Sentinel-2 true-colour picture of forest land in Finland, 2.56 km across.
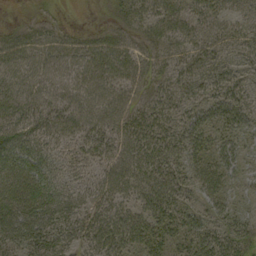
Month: September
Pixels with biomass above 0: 88%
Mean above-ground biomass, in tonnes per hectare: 32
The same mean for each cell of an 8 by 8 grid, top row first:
2 9 0 9 33 34 31 25
35 27 27 40 24 26 35 27
32 27 31 40 33 32 34 31
37 34 33 38 33 30 32 44
42 28 30 35 43 37 31 30
46 37 22 37 40 34 38 22
52 53 31 33 34 35 28 21
40 42 29 42 36 29 34 35
